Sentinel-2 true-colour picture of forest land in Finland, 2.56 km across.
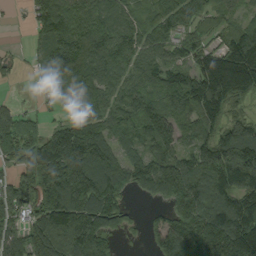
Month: September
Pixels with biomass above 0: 85%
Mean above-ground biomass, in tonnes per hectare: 127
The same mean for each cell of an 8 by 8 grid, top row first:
6 165 111 89 64 124 74 47
9 86 143 154 108 82 81 171
13 107 172 112 123 124 221 237
59 28 145 112 120 107 143 54
129 130 217 100 89 99 127 176
72 139 216 169 136 175 159 203
116 180 219 144 13 130 181 187
117 188 218 64 26 149 223 231
